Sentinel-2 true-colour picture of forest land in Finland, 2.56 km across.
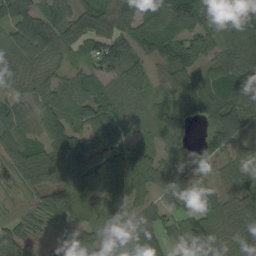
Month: September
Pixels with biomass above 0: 88%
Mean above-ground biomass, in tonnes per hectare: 72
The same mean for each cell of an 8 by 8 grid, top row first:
98 72 85 89 103 136 97 110
91 90 59 108 60 90 69 120
53 58 62 65 58 72 86 77
68 80 69 93 36 44 66 88
76 79 80 86 44 43 30 72
45 77 88 104 94 60 41 70
11 63 80 66 63 47 71 83
63 10 67 58 91 50 78 57
